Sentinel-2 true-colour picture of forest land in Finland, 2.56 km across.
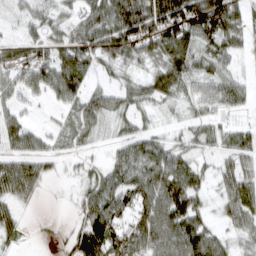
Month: March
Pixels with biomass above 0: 85%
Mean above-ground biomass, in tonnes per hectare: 54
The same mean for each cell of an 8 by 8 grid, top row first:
25 40 53 100 136 141 146 58
45 53 70 75 75 96 58 39
24 14 49 24 39 71 54 38
35 8 49 46 30 18 50 48
57 36 37 29 57 34 43 63
90 26 20 48 72 80 30 65
33 1 33 71 70 89 28 73
25 4 76 92 71 77 68 30
